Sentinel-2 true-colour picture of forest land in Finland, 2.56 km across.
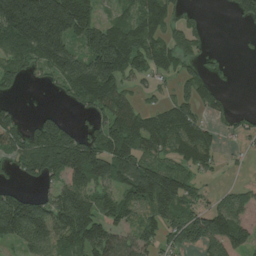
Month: July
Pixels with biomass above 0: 68%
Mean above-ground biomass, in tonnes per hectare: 102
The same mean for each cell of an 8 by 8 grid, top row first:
254 291 186 54 121 48 8 44
107 210 85 225 132 95 20 4
73 43 170 162 51 59 44 1
40 24 28 139 84 122 53 23
105 176 157 135 114 130 100 14
38 113 163 148 181 127 37 5
150 104 169 97 94 121 78 85
90 101 149 119 84 81 160 94
